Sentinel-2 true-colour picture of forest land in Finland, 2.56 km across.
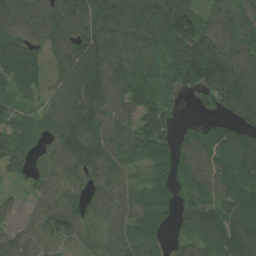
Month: July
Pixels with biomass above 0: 90%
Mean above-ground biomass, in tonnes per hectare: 78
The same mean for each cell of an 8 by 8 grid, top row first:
92 84 135 132 104 161 56 86
89 60 89 84 72 97 128 89
87 40 87 78 65 69 148 126
52 63 101 74 85 31 28 99
52 37 104 68 94 74 82 119
37 46 64 62 34 77 79 91
31 48 63 67 69 73 71 102
58 48 59 50 64 42 85 131
